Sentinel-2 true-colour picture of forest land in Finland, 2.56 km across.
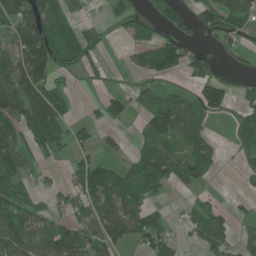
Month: June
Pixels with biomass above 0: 55%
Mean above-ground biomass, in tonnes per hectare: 50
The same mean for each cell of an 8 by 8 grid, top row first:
82 72 15 22 34 44 71 67
75 102 92 3 48 77 20 25
94 75 14 10 28 19 68 23
91 128 8 53 35 96 69 35
72 71 43 19 28 40 44 37
74 10 55 64 78 53 37 13
85 31 46 69 47 3 35 11
104 68 93 59 54 15 39 14
